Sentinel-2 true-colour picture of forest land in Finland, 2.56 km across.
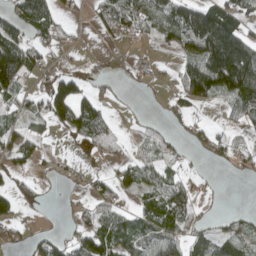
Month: April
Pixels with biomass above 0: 53%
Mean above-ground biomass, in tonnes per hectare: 47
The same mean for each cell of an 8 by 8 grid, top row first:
62 72 9 81 78 110 134 55
118 37 7 3 8 47 131 78
80 43 41 12 13 40 162 139
34 86 110 19 3 29 6 42
49 13 18 30 30 26 39 26
34 12 11 33 54 37 5 7
44 3 14 38 49 90 6 7
23 41 32 71 68 61 63 70
